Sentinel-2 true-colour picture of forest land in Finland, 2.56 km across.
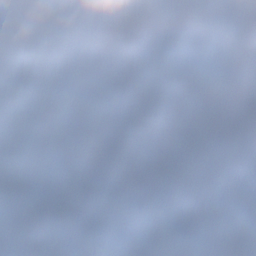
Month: December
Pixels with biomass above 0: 72%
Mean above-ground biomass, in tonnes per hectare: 79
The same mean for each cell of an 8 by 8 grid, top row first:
57 46 13 43 34 58 47 34
52 29 78 116 101 88 113 92
114 62 56 134 144 86 90 95
118 72 38 120 102 70 77 65
109 82 87 57 48 92 13 33
112 116 111 87 98 59 3 78
92 133 128 66 86 66 55 69
102 121 113 159 144 17 1 55
